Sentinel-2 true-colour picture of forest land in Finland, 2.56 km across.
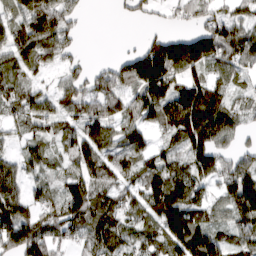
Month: March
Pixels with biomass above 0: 80%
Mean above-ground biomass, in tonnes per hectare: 78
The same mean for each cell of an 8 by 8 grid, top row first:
56 120 30 4 25 29 57 53
77 91 22 0 71 125 134 88
64 27 56 78 146 95 72 35
55 35 88 76 109 145 167 51
28 51 95 82 54 62 113 33
74 40 90 78 82 89 68 130
111 57 115 83 86 139 60 114
112 96 47 93 61 140 147 73
